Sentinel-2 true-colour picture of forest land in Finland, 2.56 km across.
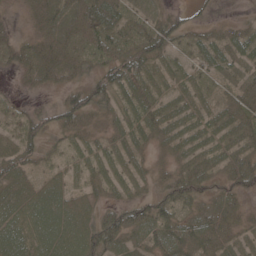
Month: May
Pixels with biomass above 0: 76%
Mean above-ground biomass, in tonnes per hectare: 28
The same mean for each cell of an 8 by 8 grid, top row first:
3 31 45 49 23 18 7 4
19 31 23 67 51 24 28 29
7 20 19 54 44 22 16 24
16 24 46 19 32 23 19 35
27 15 17 22 16 21 21 21
39 15 17 25 15 31 25 40
39 46 34 25 32 34 29 17
44 50 44 50 28 40 36 17
